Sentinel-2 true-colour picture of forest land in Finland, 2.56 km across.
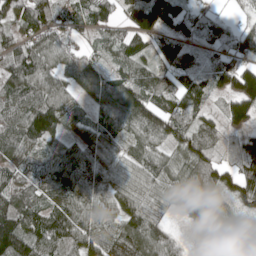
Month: May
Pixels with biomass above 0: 89%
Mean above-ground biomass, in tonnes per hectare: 92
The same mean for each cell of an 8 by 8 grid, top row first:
86 118 77 76 141 122 55 28
86 92 48 78 83 131 51 79
114 88 87 89 123 87 80 167
86 143 47 106 148 117 65 114
95 77 93 83 72 78 93 45
68 94 134 99 92 90 120 93
109 91 100 83 90 56 108 56
153 103 85 111 129 44 24 84
